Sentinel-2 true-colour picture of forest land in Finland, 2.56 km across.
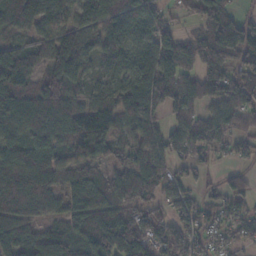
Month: November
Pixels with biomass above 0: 84%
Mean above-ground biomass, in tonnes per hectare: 83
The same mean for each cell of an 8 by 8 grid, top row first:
89 84 71 84 71 25 88 51
73 87 103 68 69 104 112 120
126 85 74 45 89 94 84 89
95 122 90 94 137 71 46 105
99 91 117 82 90 63 71 42
117 89 90 78 125 53 21 34
96 65 99 102 68 65 44 53
101 88 96 153 98 83 47 47
